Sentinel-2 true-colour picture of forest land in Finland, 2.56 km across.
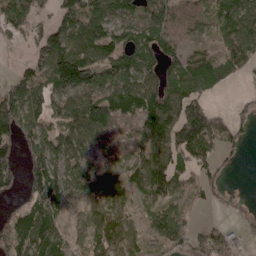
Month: April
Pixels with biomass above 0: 76%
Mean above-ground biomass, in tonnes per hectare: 72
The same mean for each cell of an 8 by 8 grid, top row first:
125 41 105 82 72 51 40 103
17 114 124 107 92 55 29 112
53 106 135 87 93 82 75 19
105 77 108 83 95 86 93 31
76 81 75 51 98 116 88 34
54 121 72 68 98 91 56 3
26 73 22 68 34 52 23 14
75 101 21 93 39 90 99 31
